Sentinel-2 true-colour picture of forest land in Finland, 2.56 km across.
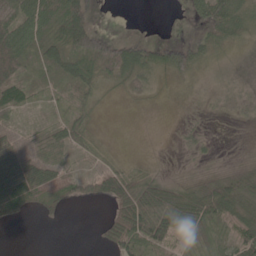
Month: May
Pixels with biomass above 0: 68%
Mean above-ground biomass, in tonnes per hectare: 30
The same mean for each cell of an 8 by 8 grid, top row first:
63 59 55 0 0 0 56 51
73 35 54 53 46 39 28 19
41 17 40 27 38 21 14 13
19 5 30 2 3 7 9 15
36 39 22 5 0 7 9 2
76 39 24 37 31 12 30 37
34 28 3 25 78 77 79 49
0 0 0 40 70 40 28 37
